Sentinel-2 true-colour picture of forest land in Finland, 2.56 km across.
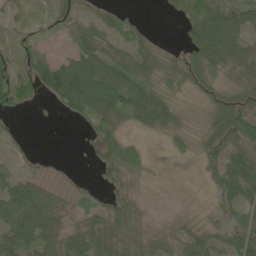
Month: June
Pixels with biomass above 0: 73%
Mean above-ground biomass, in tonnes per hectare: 44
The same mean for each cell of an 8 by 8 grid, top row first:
22 29 40 27 6 23 73 64
36 21 57 48 44 14 85 55
59 73 147 115 65 37 46 52
32 3 51 69 82 29 33 76
8 0 2 62 18 18 43 66
32 10 3 35 25 2 22 92
77 60 20 44 23 7 23 56
88 53 59 51 43 39 52 66
